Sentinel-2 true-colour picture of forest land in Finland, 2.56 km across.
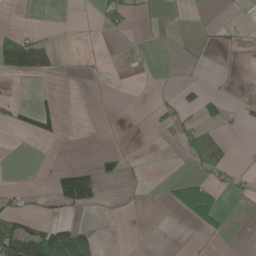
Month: May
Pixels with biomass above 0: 15%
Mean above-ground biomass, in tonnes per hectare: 14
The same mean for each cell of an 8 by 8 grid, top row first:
0 0 0 30 3 3 4 1
69 31 1 0 3 2 7 6
9 6 1 0 0 2 3 1
19 27 0 1 1 24 27 12
0 4 0 0 0 12 62 1
0 10 75 14 3 8 21 8
17 8 35 0 1 28 70 0
95 95 58 0 0 0 6 0
